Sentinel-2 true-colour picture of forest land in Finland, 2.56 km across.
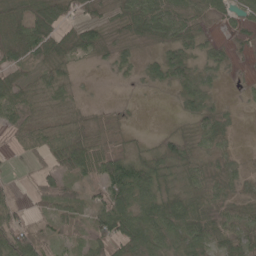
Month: May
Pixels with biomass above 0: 75%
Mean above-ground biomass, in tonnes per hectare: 38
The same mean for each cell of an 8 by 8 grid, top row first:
37 61 24 13 70 52 35 30
50 59 50 20 11 49 27 6
44 48 9 4 17 41 21 4
65 24 15 17 0 8 41 7
19 53 68 46 16 59 37 5
6 35 44 77 74 44 45 24
31 29 33 80 52 91 46 38
74 26 18 56 63 55 62 51
